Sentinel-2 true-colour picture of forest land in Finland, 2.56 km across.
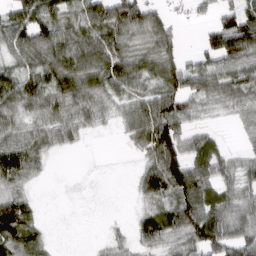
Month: March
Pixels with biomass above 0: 75%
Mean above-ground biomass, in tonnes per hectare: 61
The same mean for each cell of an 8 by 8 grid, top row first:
79 84 69 114 97 19 21 83
77 89 81 80 49 44 54 111
78 81 81 86 56 80 69 81
59 58 55 30 83 89 29 38
87 52 14 1 55 107 61 12
107 14 1 0 48 142 77 55
129 2 1 0 25 92 94 55
109 35 0 18 48 51 122 85
